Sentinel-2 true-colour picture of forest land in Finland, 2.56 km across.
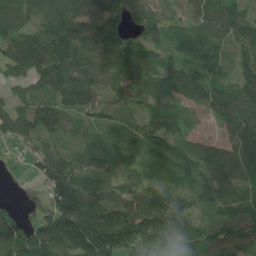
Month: June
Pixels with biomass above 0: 91%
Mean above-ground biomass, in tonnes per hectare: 114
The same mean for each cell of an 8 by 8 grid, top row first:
100 128 128 101 91 39 116 120
138 172 146 138 108 74 123 88
76 143 167 121 140 103 97 103
115 141 100 65 61 61 49 125
62 79 64 75 91 105 73 133
2 148 123 80 102 82 116 110
39 115 227 163 173 158 73 94
176 184 235 227 137 172 109 114
